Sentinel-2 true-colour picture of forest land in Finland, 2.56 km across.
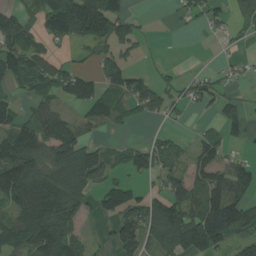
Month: July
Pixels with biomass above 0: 61%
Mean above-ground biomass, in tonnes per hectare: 93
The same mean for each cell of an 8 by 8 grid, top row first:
82 122 265 196 16 22 63 40
128 57 39 95 26 0 2 17
102 124 110 90 59 44 65 35
70 92 59 88 58 32 25 83
140 115 129 29 48 46 92 33
182 139 186 52 43 103 109 120
106 161 93 87 133 170 156 132
133 180 80 51 124 214 188 68
